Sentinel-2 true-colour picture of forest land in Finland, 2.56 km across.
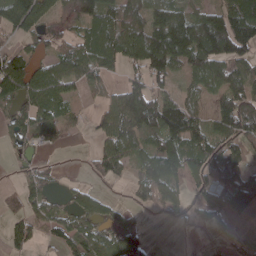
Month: April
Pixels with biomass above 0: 71%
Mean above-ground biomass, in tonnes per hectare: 76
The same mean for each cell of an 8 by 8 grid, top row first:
139 83 91 117 103 108 98 134
52 39 85 111 155 143 153 115
120 109 60 22 76 42 97 97
56 78 16 92 149 126 56 149
42 35 3 91 71 122 83 76
21 36 15 48 88 101 86 108
48 60 66 32 45 63 70 63
55 26 76 75 36 0 7 18
